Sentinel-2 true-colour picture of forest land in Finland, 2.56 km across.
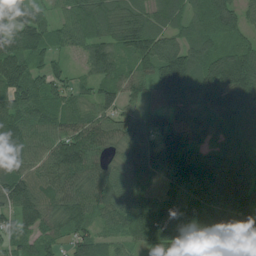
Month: July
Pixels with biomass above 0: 93%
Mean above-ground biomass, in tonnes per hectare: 100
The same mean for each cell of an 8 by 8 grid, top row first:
108 58 93 77 71 65 94 81
138 99 58 74 121 102 82 79
173 100 43 75 74 178 171 147
137 97 78 74 77 105 109 126
127 97 152 80 99 167 76 77
120 110 126 92 95 119 116 97
109 89 106 108 107 104 110 112
83 73 83 61 71 99 71 123
